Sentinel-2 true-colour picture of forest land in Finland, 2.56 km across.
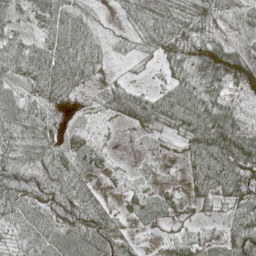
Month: May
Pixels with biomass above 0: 88%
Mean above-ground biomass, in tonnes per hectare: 50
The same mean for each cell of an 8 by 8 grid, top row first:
38 63 48 14 69 62 44 32
54 54 61 23 38 59 62 28
44 58 47 22 18 45 75 64
73 23 14 50 86 85 77 42
64 54 42 17 13 25 113 104
84 76 61 27 13 8 73 88
45 59 83 31 38 20 24 57
23 36 64 77 15 47 50 70
